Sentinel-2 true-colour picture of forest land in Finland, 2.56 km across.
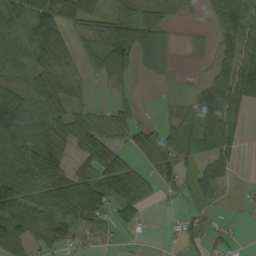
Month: September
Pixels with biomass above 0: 70%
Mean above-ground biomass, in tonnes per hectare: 57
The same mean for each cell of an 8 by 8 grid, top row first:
78 100 87 47 61 19 18 79
69 114 26 114 100 15 16 83
48 71 34 51 18 6 36 92
142 93 43 40 6 23 71 46
93 134 67 62 52 56 32 29
97 106 57 88 41 55 60 7
121 97 124 57 33 8 22 7
92 90 46 11 6 16 25 6
